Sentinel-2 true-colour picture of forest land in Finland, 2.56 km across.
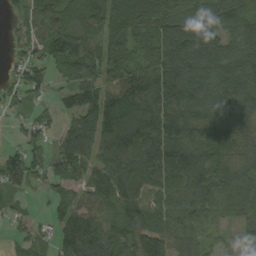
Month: September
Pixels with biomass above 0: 87%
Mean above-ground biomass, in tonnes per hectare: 87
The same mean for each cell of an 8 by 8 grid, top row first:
30 87 95 114 86 91 93 85
29 90 103 81 56 146 132 101
47 51 44 68 113 194 120 136
32 23 87 81 112 134 102 103
28 47 109 123 131 137 98 75
88 84 72 121 128 164 143 100
29 28 77 79 85 77 80 72
33 40 128 101 106 66 37 28
